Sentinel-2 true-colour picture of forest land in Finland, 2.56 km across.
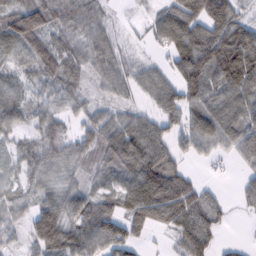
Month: February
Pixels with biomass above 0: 84%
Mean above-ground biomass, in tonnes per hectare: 71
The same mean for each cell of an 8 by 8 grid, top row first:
100 90 74 27 23 111 147 61
82 83 68 62 18 86 134 145
52 62 51 69 60 76 124 138
79 56 45 45 42 79 105 87
44 60 57 86 104 53 74 86
41 49 38 61 117 93 8 20
51 87 42 61 128 137 78 15
30 125 81 97 29 53 50 10
